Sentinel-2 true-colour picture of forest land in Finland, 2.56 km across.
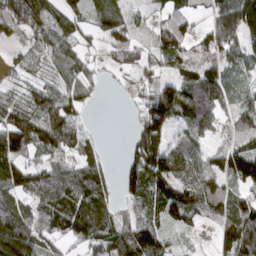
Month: March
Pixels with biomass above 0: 80%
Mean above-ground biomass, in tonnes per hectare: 76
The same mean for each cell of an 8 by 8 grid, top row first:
100 81 51 92 19 57 53 139
37 70 60 59 35 88 81 87
30 41 77 9 36 70 97 27
102 93 49 0 89 127 98 82
134 82 58 1 126 48 43 80
107 95 110 31 154 107 79 127
82 100 117 61 67 115 68 82
136 74 72 94 60 31 14 154
